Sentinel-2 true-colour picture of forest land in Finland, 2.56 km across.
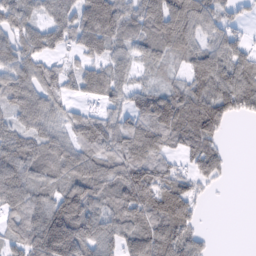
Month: February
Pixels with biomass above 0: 81%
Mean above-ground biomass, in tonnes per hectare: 76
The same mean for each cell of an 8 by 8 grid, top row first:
93 68 102 120 90 101 72 32
81 73 67 69 63 74 67 54
91 78 76 82 24 32 121 122
69 64 40 47 99 123 110 65
82 71 76 86 110 62 79 0
95 72 102 98 106 69 72 0
78 99 138 85 107 124 5 0
56 159 124 82 106 80 5 0
